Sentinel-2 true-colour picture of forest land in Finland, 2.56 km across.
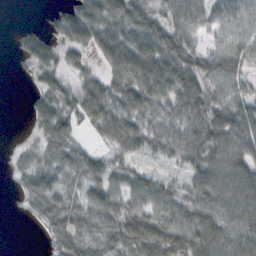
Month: October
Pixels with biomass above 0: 81%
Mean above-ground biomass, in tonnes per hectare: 47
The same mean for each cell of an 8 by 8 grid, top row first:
0 10 72 58 58 51 44 48
10 33 42 66 72 72 31 55
2 34 26 48 74 70 49 43
0 56 53 64 53 47 55 62
8 46 26 40 40 53 71 67
17 58 47 43 38 21 68 75
5 66 52 55 56 52 62 74
0 28 55 49 74 66 76 70
